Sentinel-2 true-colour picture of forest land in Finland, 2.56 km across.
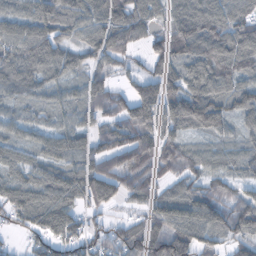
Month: October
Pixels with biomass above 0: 86%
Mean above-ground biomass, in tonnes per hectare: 76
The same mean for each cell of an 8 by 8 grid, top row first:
70 99 90 109 75 73 104 81
78 91 64 106 49 102 115 129
77 53 45 47 72 74 99 80
34 38 55 78 110 90 121 72
56 59 68 63 86 64 35 47
54 81 94 85 84 65 66 46
84 118 62 24 46 94 111 94
13 81 76 65 112 141 52 58
